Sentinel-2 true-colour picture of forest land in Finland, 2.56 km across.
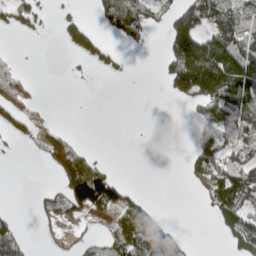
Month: May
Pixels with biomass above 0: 40%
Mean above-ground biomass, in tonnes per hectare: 61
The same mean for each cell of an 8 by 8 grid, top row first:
72 21 35 82 73 108 107 127
3 0 88 39 13 136 189 133
52 0 7 11 0 145 256 225
53 2 0 0 0 0 66 116
15 55 38 6 0 0 77 90
0 6 166 59 0 0 103 152
7 44 83 89 57 0 37 134
129 15 28 83 123 49 0 81
